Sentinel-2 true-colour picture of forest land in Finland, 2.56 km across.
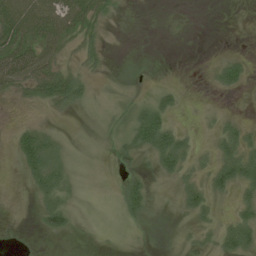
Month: June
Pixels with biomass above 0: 48%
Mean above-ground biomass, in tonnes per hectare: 20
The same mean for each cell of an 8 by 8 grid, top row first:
69 51 49 6 1 3 0 0
60 36 29 3 1 0 0 1
46 73 36 12 7 3 5 24
1 10 11 22 41 16 3 3
24 49 7 16 40 47 7 42
3 57 11 2 18 26 24 47
0 41 7 7 31 9 26 21
5 5 1 3 5 7 19 47
